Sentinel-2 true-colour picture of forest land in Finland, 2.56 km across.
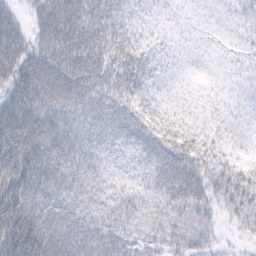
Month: February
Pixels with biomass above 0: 97%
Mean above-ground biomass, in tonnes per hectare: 54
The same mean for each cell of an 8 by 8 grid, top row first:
42 56 64 48 20 17 13 20
111 54 64 55 34 19 13 20
73 79 73 49 47 18 14 18
94 76 60 60 50 33 22 17
106 97 71 46 66 66 35 26
102 93 82 42 48 81 49 44
97 70 63 55 55 61 44 40
108 90 64 74 46 52 31 9
